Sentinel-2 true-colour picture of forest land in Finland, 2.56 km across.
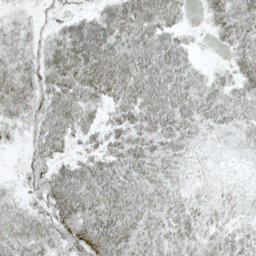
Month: May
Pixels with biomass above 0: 89%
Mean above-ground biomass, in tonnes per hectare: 37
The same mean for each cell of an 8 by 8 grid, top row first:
16 5 23 51 59 29 31 52
37 35 67 55 53 40 4 36
51 42 65 66 56 47 28 38
41 48 51 29 51 51 41 38
11 48 19 36 40 34 14 21
6 35 55 54 42 25 9 8
25 36 61 52 43 31 21 14
42 35 49 58 35 37 27 27
